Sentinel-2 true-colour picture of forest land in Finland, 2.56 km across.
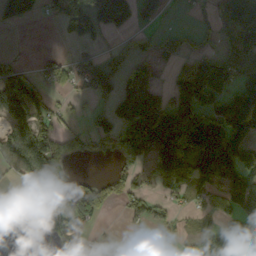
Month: October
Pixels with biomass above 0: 56%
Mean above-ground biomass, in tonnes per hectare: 91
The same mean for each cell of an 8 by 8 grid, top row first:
83 39 157 143 79 7 16 150
1 3 34 30 53 68 53 136
96 52 81 111 121 80 212 108
137 79 22 85 168 173 139 175
181 113 52 61 149 195 235 137
67 178 21 49 47 117 147 144
66 104 153 40 71 41 39 119
3 41 77 25 33 28 92 117
